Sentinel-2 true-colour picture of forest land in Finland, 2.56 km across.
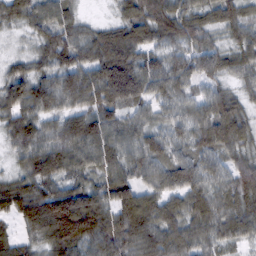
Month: February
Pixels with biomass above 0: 96%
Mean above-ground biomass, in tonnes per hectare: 86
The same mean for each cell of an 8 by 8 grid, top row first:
51 70 41 26 109 103 64 73
11 78 96 137 95 64 67 73
89 82 104 171 128 94 59 47
81 79 83 88 55 58 95 76
76 89 112 94 79 60 90 82
47 102 69 86 66 107 73 95
95 166 163 106 124 77 92 91
49 91 120 102 107 97 73 62
